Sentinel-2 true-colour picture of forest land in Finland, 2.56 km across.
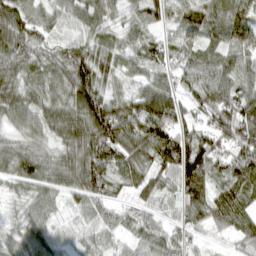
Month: April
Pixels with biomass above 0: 95%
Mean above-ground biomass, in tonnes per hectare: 77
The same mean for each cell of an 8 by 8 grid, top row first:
93 49 66 48 81 67 97 84
95 48 70 62 66 62 73 86
76 58 119 52 50 59 85 84
75 73 110 101 126 96 103 140
54 47 111 118 117 134 103 120
74 74 112 74 76 90 95 112
31 53 47 49 59 50 104 104
51 56 37 45 58 59 27 57
